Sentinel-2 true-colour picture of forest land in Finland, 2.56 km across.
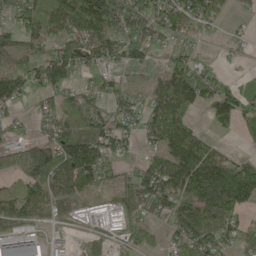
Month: May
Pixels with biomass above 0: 75%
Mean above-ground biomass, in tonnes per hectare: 89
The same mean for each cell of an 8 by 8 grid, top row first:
91 113 188 192 158 133 71 10
98 70 104 88 106 49 7 15
78 117 35 46 26 134 78 29
28 68 132 72 75 110 60 106
68 111 127 90 40 126 73 6
94 149 183 53 107 210 210 208
89 72 23 28 108 123 114 118
132 29 10 17 35 61 113 65
